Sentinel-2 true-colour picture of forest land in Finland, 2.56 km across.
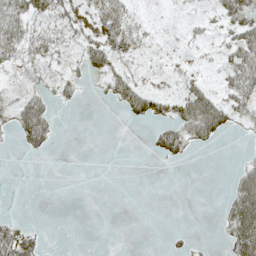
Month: May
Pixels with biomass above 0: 34%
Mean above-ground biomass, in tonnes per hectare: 20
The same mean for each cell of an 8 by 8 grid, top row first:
47 33 27 51 7 4 13 47
37 32 32 44 15 5 8 56
8 27 16 34 6 10 11 63
33 31 1 3 41 39 84 37
12 20 0 0 4 51 20 3
0 0 0 0 0 0 0 34
0 0 0 0 0 0 0 72
61 5 0 0 0 6 3 68
